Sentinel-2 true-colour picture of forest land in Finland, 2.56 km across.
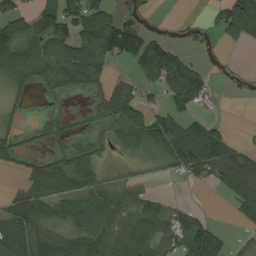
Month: August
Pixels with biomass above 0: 61%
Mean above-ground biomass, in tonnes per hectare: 58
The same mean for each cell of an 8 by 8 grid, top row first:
94 64 126 108 35 5 18 158
126 88 102 128 133 50 17 16
56 53 65 39 55 154 47 11
15 7 5 56 84 59 17 0
34 12 16 28 56 86 108 32
11 65 65 10 8 21 61 105
72 46 62 60 61 33 7 47
119 56 65 74 98 60 145 9
